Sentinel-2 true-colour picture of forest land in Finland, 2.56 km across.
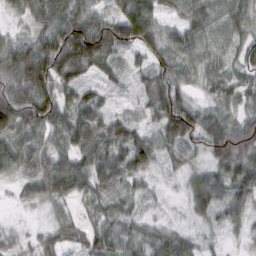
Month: February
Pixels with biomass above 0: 92%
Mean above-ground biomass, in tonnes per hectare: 67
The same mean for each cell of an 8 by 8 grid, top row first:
29 90 89 60 122 41 78 75
78 128 178 98 86 74 63 57
126 143 67 32 37 71 43 49
137 123 84 37 31 127 55 48
80 69 83 78 77 68 73 115
44 94 89 73 53 18 52 79
10 24 22 57 21 11 67 50
17 32 39 76 55 52 13 14
